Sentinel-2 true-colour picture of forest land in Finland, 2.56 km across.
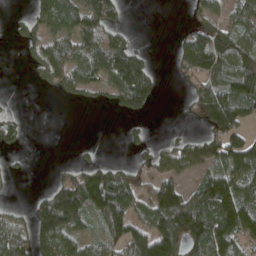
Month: April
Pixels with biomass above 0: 57%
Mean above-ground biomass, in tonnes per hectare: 88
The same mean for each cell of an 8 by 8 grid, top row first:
13 108 116 95 0 0 81 95
13 94 125 163 25 66 193 102
0 57 101 114 167 19 103 143
11 0 3 24 61 3 162 143
28 0 9 0 30 62 92 133
11 11 128 124 64 115 98 123
15 189 170 210 104 186 141 167
103 125 74 112 192 149 156 101
